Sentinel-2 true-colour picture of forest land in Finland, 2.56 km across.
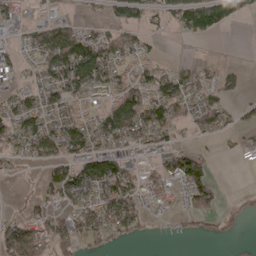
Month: April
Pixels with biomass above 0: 57%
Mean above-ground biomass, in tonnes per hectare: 55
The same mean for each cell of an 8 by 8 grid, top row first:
55 35 17 38 47 57 99 39
43 111 116 73 36 0 0 2
30 64 116 62 56 79 36 28
75 75 36 88 117 61 71 29
79 88 103 66 60 35 16 25
10 38 91 120 48 104 72 0
4 41 69 101 51 33 70 2
160 114 83 39 7 6 9 0
